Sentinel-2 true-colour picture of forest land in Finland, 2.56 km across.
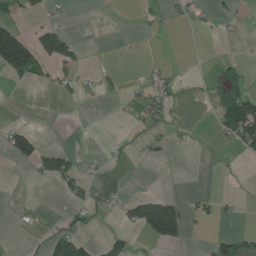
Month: July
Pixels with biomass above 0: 20%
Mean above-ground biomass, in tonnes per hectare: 23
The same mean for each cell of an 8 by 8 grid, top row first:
27 25 0 0 7 12 9 7
177 77 36 0 2 1 0 0
18 16 19 19 12 18 3 25
0 0 1 7 38 6 8 143
54 9 0 3 15 7 0 56
0 44 31 4 5 5 2 2
4 2 22 11 120 77 20 10
2 32 49 38 22 55 19 38
